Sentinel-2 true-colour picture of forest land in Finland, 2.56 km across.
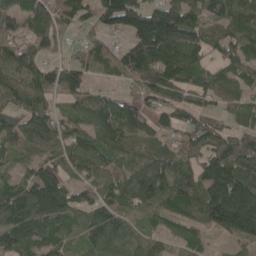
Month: May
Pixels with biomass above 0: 87%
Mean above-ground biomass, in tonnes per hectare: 97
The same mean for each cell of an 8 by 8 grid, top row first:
85 96 83 136 142 153 101 115
99 51 37 47 135 135 71 91
104 86 88 37 78 116 68 65
83 73 75 134 65 69 51 60
80 96 101 118 88 64 86 79
61 88 63 84 158 131 151 187
159 160 75 106 72 82 162 275
118 100 63 117 65 45 27 91
